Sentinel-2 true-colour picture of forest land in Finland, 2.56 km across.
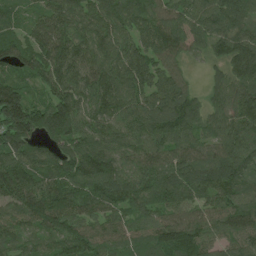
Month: June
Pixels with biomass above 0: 98%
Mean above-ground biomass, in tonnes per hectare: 115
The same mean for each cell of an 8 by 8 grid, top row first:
69 114 109 129 141 102 111 114
109 143 118 118 112 118 84 130
90 126 121 137 125 95 40 102
200 156 118 115 122 142 95 115
147 85 112 101 109 110 90 123
161 126 137 127 114 119 125 123
112 155 104 110 103 104 99 127
85 81 129 96 97 148 92 99
